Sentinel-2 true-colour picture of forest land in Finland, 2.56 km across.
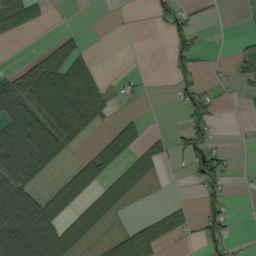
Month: September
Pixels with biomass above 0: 39%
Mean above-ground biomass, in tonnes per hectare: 36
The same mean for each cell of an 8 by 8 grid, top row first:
84 12 0 0 1 41 5 2
1 22 23 0 0 36 8 14
51 94 79 6 7 28 8 23
69 68 87 20 5 7 36 3
67 78 19 71 44 20 34 1
67 18 65 50 53 2 70 4
92 80 50 53 1 29 32 1
103 103 50 24 83 21 49 7
